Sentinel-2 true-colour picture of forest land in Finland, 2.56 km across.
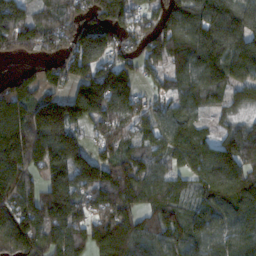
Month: November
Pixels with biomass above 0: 86%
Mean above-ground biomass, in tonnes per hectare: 129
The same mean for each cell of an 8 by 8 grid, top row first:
155 80 94 137 75 142 198 201
101 82 189 147 100 116 230 193
76 87 148 212 57 88 165 133
155 217 167 154 90 113 68 54
157 177 120 95 85 142 101 131
139 118 174 136 116 73 157 136
135 156 133 131 84 82 136 128
125 103 114 188 114 95 128 120
